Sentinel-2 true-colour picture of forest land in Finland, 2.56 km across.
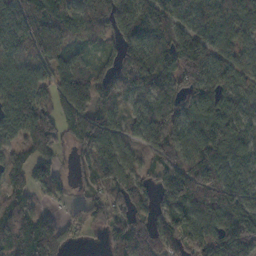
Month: November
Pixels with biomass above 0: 85%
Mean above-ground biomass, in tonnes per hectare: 102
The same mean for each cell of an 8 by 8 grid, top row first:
142 140 101 115 156 100 144 123
73 120 49 63 136 155 107 71
91 72 99 115 138 112 132 68
116 92 114 68 77 114 126 75
58 125 77 95 79 115 118 93
59 103 35 115 61 147 126 100
78 35 54 99 58 116 144 168
98 157 25 80 75 81 100 243
